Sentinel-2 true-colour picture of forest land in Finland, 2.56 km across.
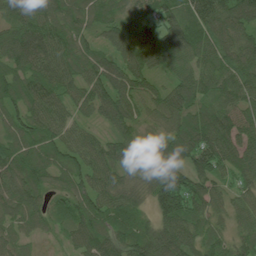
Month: June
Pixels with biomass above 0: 97%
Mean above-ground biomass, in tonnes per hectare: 89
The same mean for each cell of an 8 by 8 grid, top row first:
91 96 76 64 81 88 144 122
101 95 73 64 125 116 100 104
79 86 76 93 79 75 85 103
73 89 47 90 61 125 95 97
87 87 82 77 61 128 145 121
97 74 88 90 67 155 100 82
81 57 84 96 47 143 89 69
57 20 77 93 95 119 80 61
